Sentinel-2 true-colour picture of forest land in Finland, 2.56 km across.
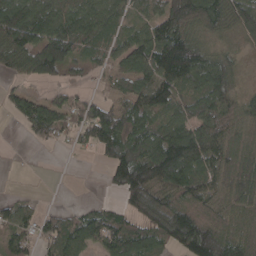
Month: April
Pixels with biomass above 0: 78%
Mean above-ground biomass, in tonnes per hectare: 92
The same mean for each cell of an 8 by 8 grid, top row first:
160 138 116 81 56 154 126 126
130 161 77 64 128 197 75 34
35 62 20 33 104 140 145 49
52 114 81 91 111 86 97 87
0 38 35 130 133 177 124 84
1 2 1 70 155 155 90 112
62 19 31 48 144 100 59 81
84 89 135 146 123 112 154 91
